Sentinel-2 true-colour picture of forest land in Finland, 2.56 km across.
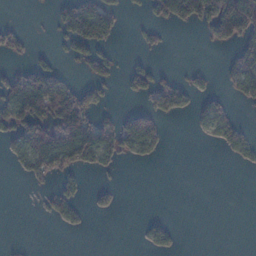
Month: January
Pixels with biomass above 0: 31%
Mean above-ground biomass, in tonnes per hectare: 39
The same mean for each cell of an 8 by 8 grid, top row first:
0 8 110 54 16 84 105 190
36 8 58 22 17 0 11 54
93 101 22 27 51 35 13 74
109 130 142 19 52 59 38 11
51 124 158 77 67 0 9 42
9 49 30 8 0 0 0 0
0 25 31 21 0 0 0 0
2 0 0 0 19 20 0 0
